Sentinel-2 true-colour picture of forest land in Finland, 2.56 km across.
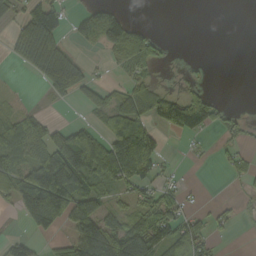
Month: September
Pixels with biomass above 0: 49%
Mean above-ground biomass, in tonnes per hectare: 60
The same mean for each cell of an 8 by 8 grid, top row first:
41 125 33 57 0 0 0 0
59 122 17 52 83 2 0 0
2 84 82 14 45 7 12 0
37 12 12 86 105 146 69 9
95 96 129 121 139 1 8 23
83 186 148 99 95 22 0 23
46 210 129 59 70 63 16 15
41 23 125 157 148 106 51 0
